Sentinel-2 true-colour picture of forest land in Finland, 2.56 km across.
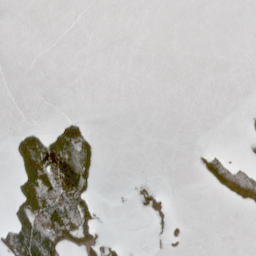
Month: May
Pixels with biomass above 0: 15%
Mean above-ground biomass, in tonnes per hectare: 22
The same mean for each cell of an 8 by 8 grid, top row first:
0 0 0 0 0 0 0 0
0 0 0 0 0 0 0 0
0 0 0 0 0 0 0 0
0 0 2 0 0 0 0 1
44 101 111 0 0 0 3 0
32 100 116 0 0 0 58 136
41 120 87 0 11 7 0 24
120 174 74 5 0 11 0 0
